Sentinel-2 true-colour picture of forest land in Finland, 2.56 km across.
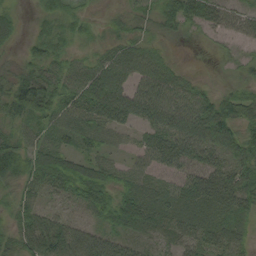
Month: August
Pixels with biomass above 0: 91%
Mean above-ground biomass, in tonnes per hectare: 43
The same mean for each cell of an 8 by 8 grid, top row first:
18 26 27 15 25 50 48 34
15 45 17 30 31 8 8 15
59 63 49 59 41 35 9 23
59 59 59 69 46 59 59 49
51 43 31 29 30 50 53 56
61 72 64 38 33 25 62 58
42 33 29 57 57 41 62 46
40 97 79 43 23 40 48 29
